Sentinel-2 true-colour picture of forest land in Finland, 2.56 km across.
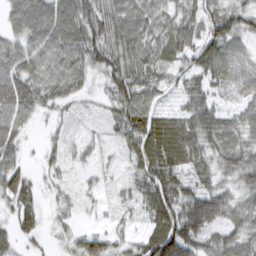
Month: March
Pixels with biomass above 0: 90%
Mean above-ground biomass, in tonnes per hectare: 47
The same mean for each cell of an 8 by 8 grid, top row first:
51 78 77 68 64 47 50 47
45 73 75 72 62 50 60 30
66 62 38 52 57 24 22 22
61 18 12 31 59 25 32 23
41 13 24 17 75 76 51 43
61 18 12 13 58 54 45 49
54 14 11 12 41 97 104 51
34 14 40 35 45 115 54 63
